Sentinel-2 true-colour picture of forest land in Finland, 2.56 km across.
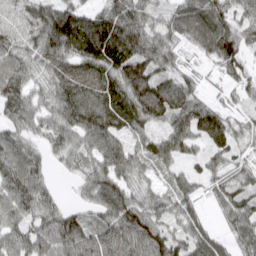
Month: March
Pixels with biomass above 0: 91%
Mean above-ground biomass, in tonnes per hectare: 69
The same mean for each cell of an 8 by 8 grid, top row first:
54 93 84 89 63 65 90 55
59 86 89 116 87 47 70 82
82 48 56 83 121 70 16 52
83 61 90 85 99 105 69 29
66 44 54 79 54 71 48 34
97 36 40 90 37 38 50 43
78 64 31 99 76 57 21 67
70 92 109 109 102 80 66 46
